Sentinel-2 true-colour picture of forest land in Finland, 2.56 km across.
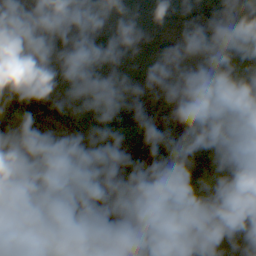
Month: October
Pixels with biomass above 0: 72%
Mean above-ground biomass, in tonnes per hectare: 91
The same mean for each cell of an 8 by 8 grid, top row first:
130 90 54 16 98 92 139 84
188 142 128 104 89 48 97 108
167 106 156 87 91 62 110 96
132 120 103 89 84 66 45 86
83 91 112 109 181 130 86 62
16 53 39 88 163 184 85 60
1 1 0 93 263 86 73 70
90 49 11 3 143 58 96 64
